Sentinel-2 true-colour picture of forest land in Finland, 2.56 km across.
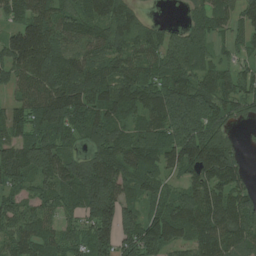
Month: July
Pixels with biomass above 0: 89%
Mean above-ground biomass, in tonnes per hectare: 113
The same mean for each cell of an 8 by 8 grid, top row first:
86 118 103 115 30 3 99 73
167 152 94 104 96 125 61 45
84 130 138 121 107 135 92 101
84 199 139 126 117 201 150 62
111 155 65 132 148 162 196 30
96 122 195 183 118 53 140 85
72 67 118 172 84 105 145 121
102 92 79 134 142 101 137 118
